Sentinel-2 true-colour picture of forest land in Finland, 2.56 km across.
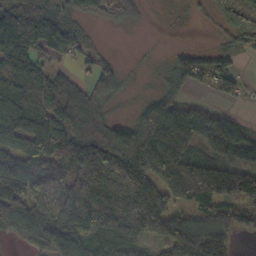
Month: October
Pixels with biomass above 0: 78%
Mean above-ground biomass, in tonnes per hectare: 114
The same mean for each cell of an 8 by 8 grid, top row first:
130 88 81 64 18 11 26 104
116 75 57 7 2 18 32 41
114 85 38 91 6 86 70 47
135 107 124 24 115 118 52 16
91 121 187 207 225 152 83 90
142 181 189 327 235 290 257 175
145 135 236 211 244 105 113 106
18 89 146 166 90 211 189 32
